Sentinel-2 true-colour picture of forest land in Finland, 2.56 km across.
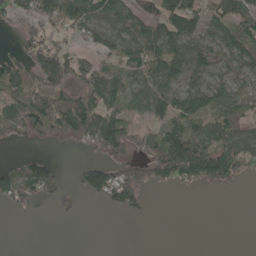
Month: May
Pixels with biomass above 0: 57%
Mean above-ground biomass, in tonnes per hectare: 59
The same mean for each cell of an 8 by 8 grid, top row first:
52 76 97 69 66 95 66 92
40 91 38 67 88 88 64 83
105 123 79 51 51 67 56 52
58 143 182 67 25 86 103 73
20 24 40 105 22 86 89 94
94 89 48 106 78 84 97 41
27 11 11 54 32 0 0 0
0 0 0 0 0 0 0 0
